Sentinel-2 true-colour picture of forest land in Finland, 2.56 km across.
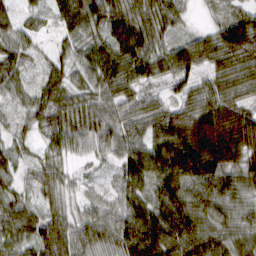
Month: March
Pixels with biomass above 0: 95%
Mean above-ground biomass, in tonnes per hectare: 62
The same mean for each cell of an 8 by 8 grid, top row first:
34 32 100 73 63 44 13 56
49 16 47 78 83 61 67 93
40 46 40 81 60 55 48 61
28 62 83 57 55 63 86 64
32 40 54 60 82 124 138 98
33 45 20 21 85 93 101 70
58 43 32 39 75 91 73 51
56 81 61 59 115 91 74 57
